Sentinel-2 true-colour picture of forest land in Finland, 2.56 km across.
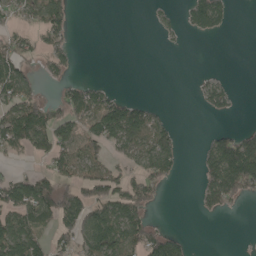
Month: May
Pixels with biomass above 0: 43%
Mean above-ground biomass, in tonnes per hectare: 54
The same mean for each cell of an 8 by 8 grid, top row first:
47 110 1 0 2 15 112 0
76 56 4 0 0 6 0 0
112 26 23 4 0 0 18 0
107 75 88 118 71 1 27 4
88 94 84 81 91 55 42 121
48 73 73 73 71 31 73 174
106 115 129 105 70 0 35 10
109 46 81 117 103 55 0 0
